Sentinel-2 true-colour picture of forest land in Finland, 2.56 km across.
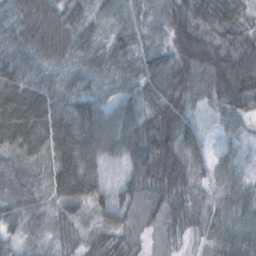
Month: October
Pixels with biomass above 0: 98%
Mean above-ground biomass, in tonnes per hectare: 52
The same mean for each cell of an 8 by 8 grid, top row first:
65 87 38 38 26 51 50 39
68 87 42 43 30 53 70 64
79 42 30 23 44 43 38 83
95 84 89 66 58 66 14 46
53 72 127 88 60 62 28 21
53 46 130 20 69 60 40 31
54 30 56 23 40 48 44 48
29 24 33 53 29 25 33 51
